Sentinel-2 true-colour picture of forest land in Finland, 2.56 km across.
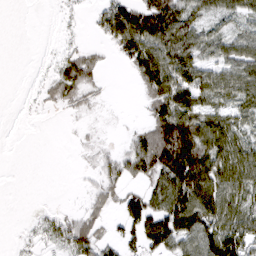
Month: March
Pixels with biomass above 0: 59%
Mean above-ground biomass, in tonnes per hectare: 44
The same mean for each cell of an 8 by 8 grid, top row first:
0 0 5 86 83 84 34 37
0 1 17 25 92 90 48 67
0 16 52 2 56 86 66 80
1 6 13 1 14 111 49 32
0 0 5 6 75 124 79 48
0 0 5 38 43 118 106 75
0 5 13 20 86 117 106 56
4 22 70 25 65 88 94 85
